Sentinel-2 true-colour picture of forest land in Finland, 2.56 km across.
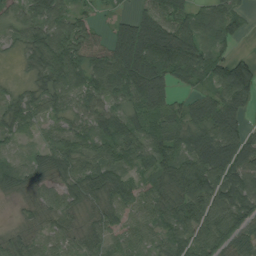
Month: August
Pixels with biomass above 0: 90%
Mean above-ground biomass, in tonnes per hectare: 64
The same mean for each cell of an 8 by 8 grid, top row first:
39 88 38 15 60 69 58 50
25 97 71 70 127 122 54 12
14 63 65 97 115 68 52 127
58 47 57 64 81 55 77 80
24 39 59 80 75 72 120 92
54 40 67 61 37 83 110 85
9 46 33 45 57 76 106 80
31 33 40 44 49 65 75 69
